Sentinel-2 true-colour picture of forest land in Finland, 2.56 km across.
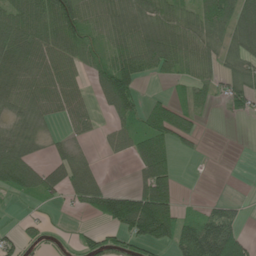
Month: June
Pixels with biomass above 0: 63%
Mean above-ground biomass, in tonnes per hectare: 60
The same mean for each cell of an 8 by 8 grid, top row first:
83 106 83 65 65 60 115 119
74 68 65 74 114 91 59 90
67 64 30 137 39 35 58 81
37 39 42 51 60 63 26 34
66 20 14 27 75 56 7 0
80 59 52 2 73 38 1 0
3 12 30 131 173 73 33 24
45 21 27 51 96 97 169 85
